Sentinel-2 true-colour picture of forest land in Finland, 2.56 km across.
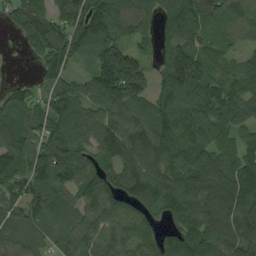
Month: August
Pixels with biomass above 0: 90%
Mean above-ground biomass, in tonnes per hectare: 110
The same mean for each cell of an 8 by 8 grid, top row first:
87 120 122 173 93 174 109 88
11 117 107 141 33 130 80 46
19 74 67 202 103 155 105 96
80 108 116 115 91 126 116 89
113 116 106 147 149 121 119 90
110 140 104 80 159 133 170 148
99 110 88 105 103 120 140 175
82 68 91 102 66 116 138 153
